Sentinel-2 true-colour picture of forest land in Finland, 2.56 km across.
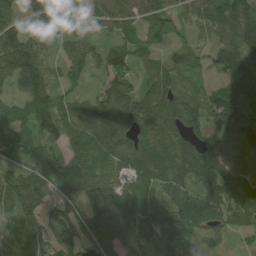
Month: August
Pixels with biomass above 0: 89%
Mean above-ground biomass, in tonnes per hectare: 100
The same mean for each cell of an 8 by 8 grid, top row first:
86 145 114 121 91 70 102 150
135 51 76 81 65 19 58 167
125 86 35 139 67 87 31 110
54 97 103 143 131 129 123 163
70 90 91 127 140 124 81 116
82 136 127 77 100 106 89 94
106 70 108 140 128 99 108 87
63 98 120 156 110 129 47 13
